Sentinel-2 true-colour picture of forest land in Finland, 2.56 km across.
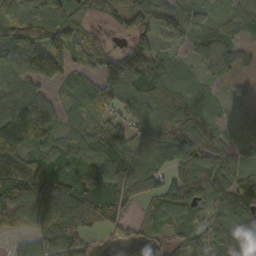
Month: October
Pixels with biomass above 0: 87%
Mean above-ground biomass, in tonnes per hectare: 79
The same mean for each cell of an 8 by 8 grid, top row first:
110 106 62 51 85 97 60 87
122 113 66 25 91 22 62 63
91 79 56 121 106 60 31 26
111 86 62 71 89 96 51 17
140 61 99 103 81 89 69 34
144 92 106 98 106 80 117 84
86 100 109 106 33 91 60 112
29 87 86 33 28 47 71 104
